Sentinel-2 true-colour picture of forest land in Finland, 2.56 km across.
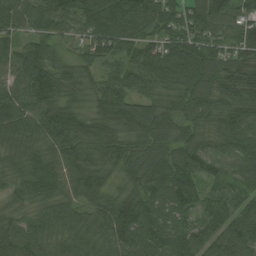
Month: August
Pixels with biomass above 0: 97%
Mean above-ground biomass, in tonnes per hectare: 91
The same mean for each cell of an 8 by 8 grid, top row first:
88 97 87 111 106 103 103 82
71 87 46 87 76 110 105 89
77 137 88 61 83 103 110 96
99 109 77 116 98 86 89 81
79 92 109 102 101 98 53 99
78 117 99 61 104 133 73 82
71 77 69 97 107 92 69 70
96 81 81 98 93 96 102 104
